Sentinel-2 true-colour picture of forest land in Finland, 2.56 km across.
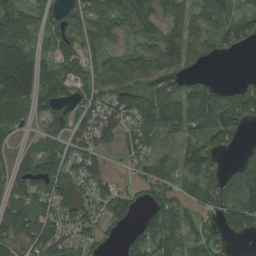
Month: August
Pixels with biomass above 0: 78%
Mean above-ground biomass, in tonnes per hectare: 87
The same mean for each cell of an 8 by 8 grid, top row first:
71 61 105 122 105 70 106 63
120 51 94 60 71 110 58 42
234 102 75 148 103 97 41 30
94 72 87 108 133 136 164 119
45 71 73 53 79 69 65 45
82 123 82 39 48 72 94 140
115 81 86 73 35 75 78 144
128 165 65 8 68 106 83 37
